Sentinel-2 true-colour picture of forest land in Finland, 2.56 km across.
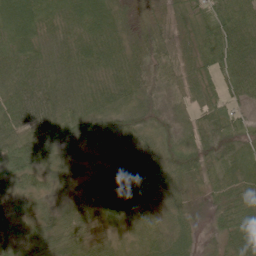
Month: June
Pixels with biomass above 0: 97%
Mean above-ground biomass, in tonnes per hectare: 48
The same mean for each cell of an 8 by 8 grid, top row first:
92 61 79 62 26 34 55 60
79 55 71 63 45 47 56 68
89 77 66 53 56 46 44 60
98 112 63 49 27 31 51 26
78 56 22 24 34 28 43 30
62 26 15 35 56 36 34 29
19 22 35 39 35 35 26 48
30 43 40 22 31 52 12 51
